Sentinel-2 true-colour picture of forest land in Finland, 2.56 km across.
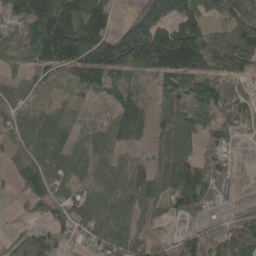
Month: May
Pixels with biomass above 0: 84%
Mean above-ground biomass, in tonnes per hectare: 86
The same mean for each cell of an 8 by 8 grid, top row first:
104 205 203 72 171 151 77 88
46 188 224 215 235 201 141 114
44 69 72 81 39 92 115 53
76 50 45 61 80 77 68 54
80 83 52 83 39 95 44 28
72 99 46 37 61 112 100 6
10 97 74 57 65 75 55 16
47 55 30 87 57 45 71 123
